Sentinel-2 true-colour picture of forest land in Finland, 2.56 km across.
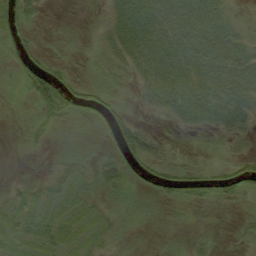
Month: September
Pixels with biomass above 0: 69%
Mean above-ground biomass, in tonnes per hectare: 26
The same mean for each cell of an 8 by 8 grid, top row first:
39 5 1 32 53 49 54 19
18 4 10 36 54 51 53 41
16 51 16 30 36 48 47 51
4 40 34 35 14 38 47 40
2 19 30 24 37 7 13 13
4 16 26 38 19 36 29 39
20 19 19 28 24 10 7 10
21 19 13 22 5 13 12 12
